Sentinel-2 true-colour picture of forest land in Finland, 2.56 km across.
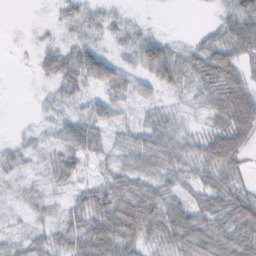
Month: February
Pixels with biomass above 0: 79%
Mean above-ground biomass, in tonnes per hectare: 30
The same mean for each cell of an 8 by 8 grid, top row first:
0 3 26 17 3 0 3 55
1 17 31 16 47 20 41 43
0 16 38 43 28 34 48 39
0 11 17 32 14 17 21 69
10 16 36 17 43 40 60 50
11 15 21 28 29 34 35 20
9 17 32 66 73 36 40 55
14 23 56 73 45 46 44 47
